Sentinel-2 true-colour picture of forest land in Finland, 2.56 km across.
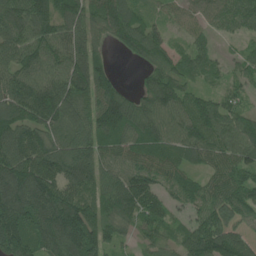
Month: June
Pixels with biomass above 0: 91%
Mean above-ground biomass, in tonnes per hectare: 109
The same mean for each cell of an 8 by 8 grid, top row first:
126 127 115 132 60 49 67 95
118 123 132 43 126 52 49 26
105 108 144 83 50 98 41 47
111 165 98 188 139 123 138 83
149 115 108 102 111 108 108 126
195 149 129 98 111 78 62 86
210 180 150 130 125 53 97 113
167 139 197 76 45 54 147 94
